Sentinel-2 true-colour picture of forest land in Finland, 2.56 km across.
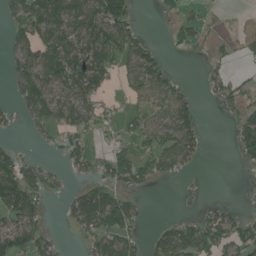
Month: June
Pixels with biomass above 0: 52%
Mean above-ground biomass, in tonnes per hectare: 56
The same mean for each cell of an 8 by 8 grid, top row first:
65 108 101 124 7 30 15 8
58 89 103 117 68 21 20 32
59 94 106 43 94 40 29 27
31 95 97 32 54 102 1 42
20 15 45 29 48 101 16 50
123 56 25 74 52 34 1 1
121 31 105 137 20 4 30 16
71 47 20 88 43 109 93 64
